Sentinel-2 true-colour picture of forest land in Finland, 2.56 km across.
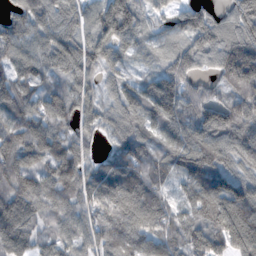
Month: November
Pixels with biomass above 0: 94%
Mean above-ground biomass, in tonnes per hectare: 112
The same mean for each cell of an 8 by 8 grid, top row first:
89 100 103 183 75 71 77 122
97 120 147 120 54 81 115 177
106 77 102 72 68 136 55 189
106 124 90 84 122 129 128 152
148 128 87 60 105 106 136 119
156 117 109 126 137 78 124 108
149 93 98 125 142 72 131 163
124 61 77 102 103 109 137 158
